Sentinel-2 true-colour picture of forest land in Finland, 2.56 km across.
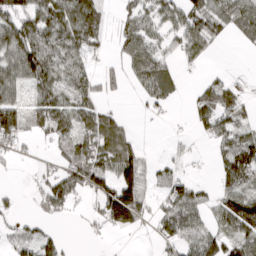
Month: March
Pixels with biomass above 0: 62%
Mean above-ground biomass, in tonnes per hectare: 51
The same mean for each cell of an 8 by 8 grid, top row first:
91 90 103 20 52 55 70 82
106 87 64 19 53 35 32 7
83 82 56 29 48 30 21 20
133 97 73 33 9 4 71 53
46 23 64 74 13 5 16 68
6 32 82 67 72 31 3 85
21 47 10 112 66 72 39 132
35 45 3 3 1 51 74 74
